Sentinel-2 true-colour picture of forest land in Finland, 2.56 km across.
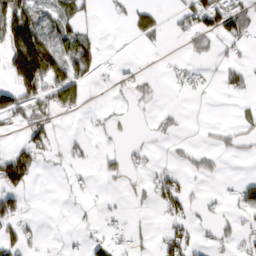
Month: March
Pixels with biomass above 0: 35%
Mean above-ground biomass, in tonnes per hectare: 40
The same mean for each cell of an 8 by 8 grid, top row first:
142 52 44 11 47 25 100 96
157 142 95 2 8 2 27 32
119 124 61 10 18 24 15 47
89 72 21 8 5 12 0 10
30 63 19 7 12 12 13 26
138 3 13 25 18 39 32 9
59 0 9 11 8 60 21 36
71 5 12 37 15 65 24 42
